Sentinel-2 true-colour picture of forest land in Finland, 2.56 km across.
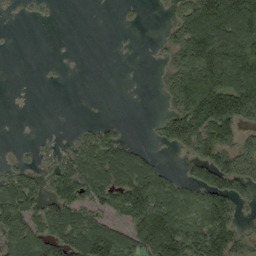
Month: September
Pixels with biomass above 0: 54%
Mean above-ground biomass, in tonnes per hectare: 65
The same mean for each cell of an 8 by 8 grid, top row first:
1 3 0 0 4 45 173 175
0 0 0 1 1 71 193 154
0 1 0 0 1 81 137 155
0 0 0 0 0 69 174 138
3 11 44 81 14 55 107 63
51 38 94 119 129 26 78 88
110 64 88 66 129 92 105 43
88 97 110 125 102 133 148 59
